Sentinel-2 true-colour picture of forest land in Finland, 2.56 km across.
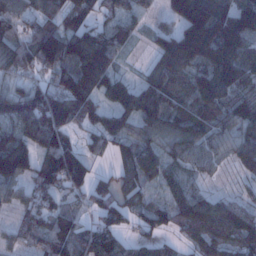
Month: January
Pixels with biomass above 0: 89%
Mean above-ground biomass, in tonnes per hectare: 95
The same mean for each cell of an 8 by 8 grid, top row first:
105 94 82 64 38 110 199 153
106 146 142 103 22 196 200 137
56 50 149 99 65 89 116 114
87 157 101 94 133 84 86 85
114 105 60 81 84 98 80 86
109 113 113 63 102 52 59 50
51 83 46 107 86 98 113 73
45 106 85 76 51 34 99 90
